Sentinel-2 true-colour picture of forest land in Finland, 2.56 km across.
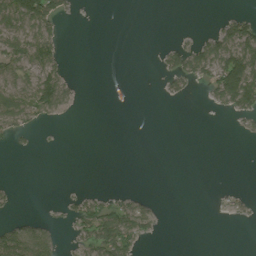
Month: August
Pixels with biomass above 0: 27%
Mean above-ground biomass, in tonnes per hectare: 23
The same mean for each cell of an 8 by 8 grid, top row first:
104 95 4 0 0 0 1 28
62 61 0 0 0 34 58 94
48 69 4 0 0 34 43 140
70 34 2 0 0 0 4 44
5 1 0 0 0 0 0 1
0 0 0 0 0 0 0 0
5 2 42 55 30 0 0 11
77 45 30 95 24 0 0 0
